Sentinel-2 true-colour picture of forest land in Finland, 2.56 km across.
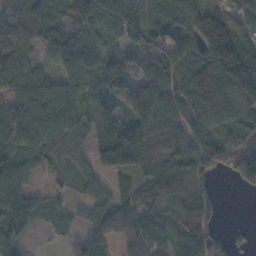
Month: November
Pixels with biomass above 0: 85%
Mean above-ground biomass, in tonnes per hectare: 96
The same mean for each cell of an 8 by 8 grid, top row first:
63 114 86 133 96 107 147 72
65 58 115 95 129 140 143 141
106 63 90 150 161 106 151 224
109 116 74 77 211 94 84 102
89 105 50 165 147 110 114 55
102 33 49 62 61 127 60 83
173 41 32 90 90 101 66 0
73 6 54 69 103 92 88 17
